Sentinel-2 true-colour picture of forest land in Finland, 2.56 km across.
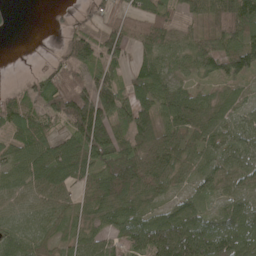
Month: May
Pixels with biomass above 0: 85%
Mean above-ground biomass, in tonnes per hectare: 69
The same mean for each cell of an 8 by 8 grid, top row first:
4 7 31 58 74 55 75 106
0 3 122 96 63 52 53 78
6 72 82 65 68 47 46 51
117 71 187 89 77 88 54 44
67 61 120 129 92 77 51 62
49 74 59 131 113 53 59 63
28 30 41 87 59 60 58 94
46 39 40 49 113 156 123 119
